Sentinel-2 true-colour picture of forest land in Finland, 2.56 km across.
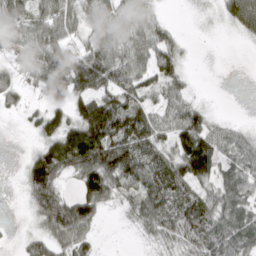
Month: March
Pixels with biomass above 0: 77%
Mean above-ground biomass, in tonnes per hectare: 52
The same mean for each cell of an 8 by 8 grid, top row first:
69 82 52 44 47 1 5 87
20 73 32 67 63 41 0 2
38 66 110 83 53 46 0 0
23 61 62 101 63 52 22 0
0 61 125 95 84 63 80 33
5 120 61 80 76 83 66 52
1 121 93 14 59 76 68 55
6 59 58 1 13 36 74 59
